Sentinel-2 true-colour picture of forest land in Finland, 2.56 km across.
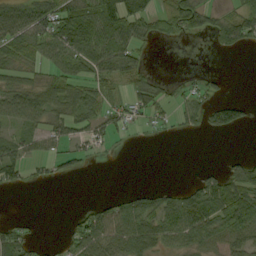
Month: September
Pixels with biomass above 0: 54%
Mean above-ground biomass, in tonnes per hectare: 34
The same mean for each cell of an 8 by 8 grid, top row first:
63 59 72 71 46 57 36 48
57 56 63 59 17 2 6 36
42 35 39 36 38 8 16 0
52 52 49 31 31 21 40 32
35 27 27 20 2 1 0 0
30 15 12 0 0 0 22 55
0 0 9 39 53 62 73 76
51 5 53 57 64 43 47 40
